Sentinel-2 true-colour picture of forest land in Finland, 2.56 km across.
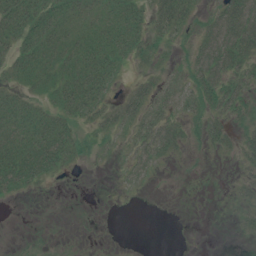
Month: July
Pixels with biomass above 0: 57%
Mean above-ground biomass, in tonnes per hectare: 20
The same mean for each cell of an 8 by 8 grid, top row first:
42 40 24 31 24 50 14 58
30 35 33 39 25 12 38 53
20 28 44 23 18 15 38 28
32 24 30 22 31 21 25 19
43 48 18 7 31 29 17 21
54 26 1 2 13 0 1 9
1 0 0 0 0 0 0 9
0 1 1 0 0 0 0 2
